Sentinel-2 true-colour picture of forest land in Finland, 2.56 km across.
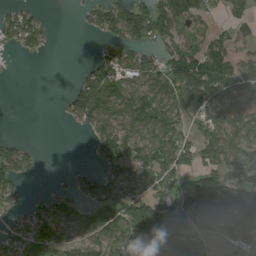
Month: August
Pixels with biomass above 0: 63%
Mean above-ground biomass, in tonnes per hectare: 71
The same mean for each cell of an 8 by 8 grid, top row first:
56 11 15 109 109 118 42 56
41 24 0 67 62 84 87 42
2 0 44 92 84 121 158 82
0 0 100 93 85 94 119 99
43 0 1 107 96 99 106 92
81 2 38 67 81 74 93 73
46 62 69 105 114 106 91 144
73 106 85 104 89 107 32 71
